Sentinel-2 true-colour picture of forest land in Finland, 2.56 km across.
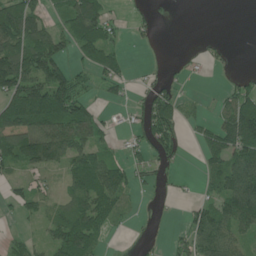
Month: June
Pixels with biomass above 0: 58%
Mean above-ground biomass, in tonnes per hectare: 62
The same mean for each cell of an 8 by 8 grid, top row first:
154 44 158 39 21 1 0 0
121 128 88 72 9 0 18 1
160 158 56 56 17 21 3 26
111 141 97 13 60 84 15 144
107 155 96 30 60 59 68 155
32 34 101 92 36 14 46 117
32 32 84 72 5 3 63 106
20 50 119 11 10 23 98 47
